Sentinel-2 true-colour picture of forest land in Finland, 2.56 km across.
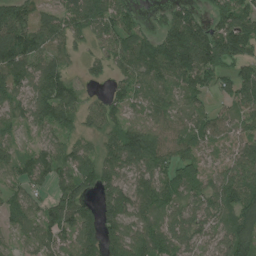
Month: July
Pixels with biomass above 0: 88%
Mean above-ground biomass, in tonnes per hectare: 93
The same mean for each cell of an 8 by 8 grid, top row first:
128 67 91 114 34 109 72 115
172 90 42 83 123 213 178 134
104 118 31 49 98 100 102 103
80 108 68 69 77 66 58 65
66 60 40 74 193 87 57 77
79 74 117 93 102 81 59 120
87 93 106 126 102 72 90 120
40 92 116 99 110 84 63 140
